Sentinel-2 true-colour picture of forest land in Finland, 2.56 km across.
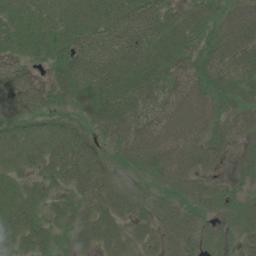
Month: July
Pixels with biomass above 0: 88%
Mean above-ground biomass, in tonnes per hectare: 40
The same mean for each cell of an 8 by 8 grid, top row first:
28 23 34 42 56 27 22 49
34 38 45 38 50 43 30 50
38 30 59 63 62 46 47 30
45 31 40 72 49 66 63 37
32 39 51 37 69 72 51 15
19 35 53 36 24 62 29 15
37 23 29 43 35 47 35 25
32 26 27 37 26 43 27 21
